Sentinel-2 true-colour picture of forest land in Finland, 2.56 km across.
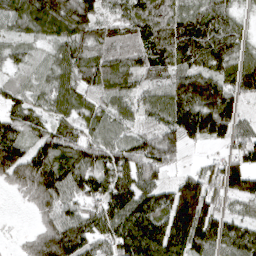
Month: April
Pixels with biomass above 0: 90%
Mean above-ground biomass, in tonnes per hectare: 92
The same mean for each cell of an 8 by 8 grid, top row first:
93 130 131 53 103 97 81 28
34 42 86 92 102 117 126 58
37 60 85 88 68 92 134 99
69 62 68 72 59 121 167 69
103 87 89 89 92 99 62 74
102 139 96 118 102 44 82 130
4 81 76 124 131 175 119 32
14 138 127 101 156 130 126 114
